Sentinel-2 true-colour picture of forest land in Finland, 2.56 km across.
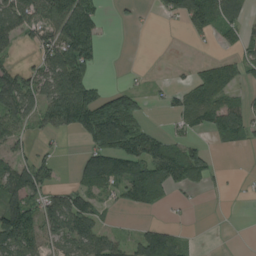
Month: August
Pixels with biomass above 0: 54%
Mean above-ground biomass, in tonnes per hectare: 63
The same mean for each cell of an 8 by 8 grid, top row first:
109 112 137 7 5 42 118 68
29 88 121 0 0 0 7 46
83 87 105 6 8 11 88 46
79 78 147 186 43 42 82 76
45 14 28 161 121 65 27 30
97 62 66 126 155 105 49 5
115 74 101 22 47 14 0 1
109 57 81 52 79 53 0 0
